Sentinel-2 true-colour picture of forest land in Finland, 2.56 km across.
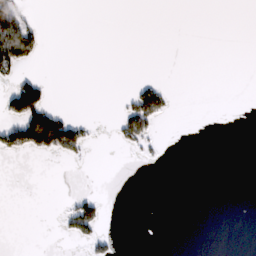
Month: February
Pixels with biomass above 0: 10%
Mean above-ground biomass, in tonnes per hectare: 11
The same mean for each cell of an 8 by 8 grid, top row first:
61 0 0 0 0 0 0 0
99 4 0 0 0 0 0 0
31 11 0 0 11 0 0 0
63 73 0 2 83 3 0 0
56 88 41 4 18 0 0 0
0 0 0 0 0 0 0 0
0 0 50 0 0 0 0 0
0 0 19 12 0 0 0 0
